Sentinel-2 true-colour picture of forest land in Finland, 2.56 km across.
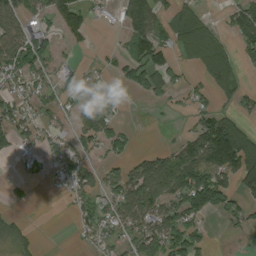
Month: August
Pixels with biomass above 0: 54%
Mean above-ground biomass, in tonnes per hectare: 72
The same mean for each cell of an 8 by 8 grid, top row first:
98 79 105 20 124 91 34 67
118 90 30 17 110 73 116 44
58 48 92 41 114 52 67 34
80 44 86 67 1 13 76 45
63 48 65 79 2 53 216 187
17 27 79 51 157 181 154 145
15 0 38 75 131 110 123 63
47 0 17 52 114 127 38 9
